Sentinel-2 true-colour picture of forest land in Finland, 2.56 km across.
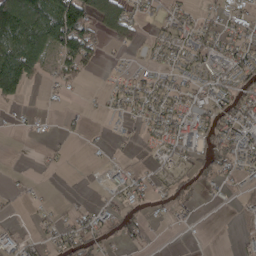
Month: April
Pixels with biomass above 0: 49%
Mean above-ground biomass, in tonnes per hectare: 37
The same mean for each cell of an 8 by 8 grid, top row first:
184 114 120 62 25 41 21 40
138 106 105 21 27 44 49 49
147 17 25 8 26 36 43 52
7 6 7 14 35 49 60 61
0 6 3 9 12 59 40 58
5 1 1 15 22 46 28 32
8 8 9 31 18 26 2 21
37 28 59 18 24 1 1 18
